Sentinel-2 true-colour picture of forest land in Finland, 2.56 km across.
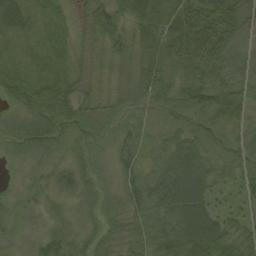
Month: September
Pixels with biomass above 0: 97%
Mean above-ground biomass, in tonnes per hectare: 42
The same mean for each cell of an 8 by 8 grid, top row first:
53 34 32 43 58 50 76 53
25 44 33 43 47 66 65 33
51 63 36 22 54 47 37 37
36 74 39 36 34 41 48 46
31 42 26 34 40 43 33 40
8 20 39 26 41 83 53 40
18 19 24 28 46 78 56 30
16 34 28 36 37 58 91 39
